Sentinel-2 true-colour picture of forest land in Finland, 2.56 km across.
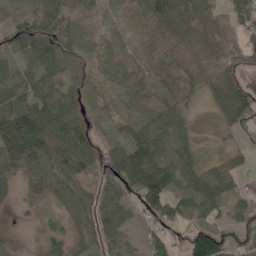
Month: May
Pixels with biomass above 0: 85%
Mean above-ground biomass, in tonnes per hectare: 45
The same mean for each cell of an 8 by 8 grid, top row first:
26 77 25 8 34 87 58 57
43 72 31 13 10 19 49 69
40 43 35 21 26 24 28 55
81 99 51 15 21 46 13 78
121 83 72 26 74 37 5 12
38 60 55 71 115 59 51 29
11 17 58 68 59 54 50 37
3 31 28 38 28 20 95 40
